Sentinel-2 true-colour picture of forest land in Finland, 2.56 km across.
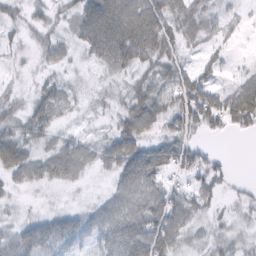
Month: February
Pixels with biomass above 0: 73%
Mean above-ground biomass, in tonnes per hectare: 38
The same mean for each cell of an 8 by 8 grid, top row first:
21 20 52 109 107 60 42 19
14 31 26 96 91 45 24 6
7 18 9 19 38 53 30 39
28 45 12 24 77 53 73 85
54 24 33 49 50 54 11 0
29 28 21 26 78 26 42 2
7 7 15 45 61 52 24 13
34 41 25 54 73 41 21 18
